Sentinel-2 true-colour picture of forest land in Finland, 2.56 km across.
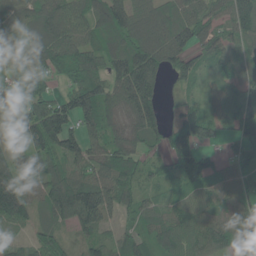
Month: June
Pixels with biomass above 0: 89%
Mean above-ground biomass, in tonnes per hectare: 93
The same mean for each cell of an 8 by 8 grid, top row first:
92 123 97 126 107 89 84 106
71 111 107 100 144 123 88 62
65 63 108 91 148 55 51 70
85 146 144 90 129 31 66 119
25 142 108 85 72 83 62 86
100 97 105 112 62 94 101 78
115 97 187 85 76 89 78 84
35 83 48 63 83 116 110 77
